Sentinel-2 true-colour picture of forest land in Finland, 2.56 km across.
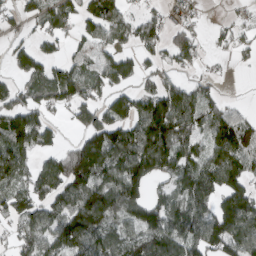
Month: March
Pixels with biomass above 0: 72%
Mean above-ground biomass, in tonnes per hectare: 89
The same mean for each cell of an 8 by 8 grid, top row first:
46 82 80 110 53 43 9 20
53 39 39 88 62 98 28 48
42 81 91 118 42 46 29 0
113 58 88 95 113 167 88 40
116 52 81 156 173 153 96 141
90 95 153 107 130 96 101 106
83 81 140 141 130 90 81 157
65 83 130 83 95 111 132 134
